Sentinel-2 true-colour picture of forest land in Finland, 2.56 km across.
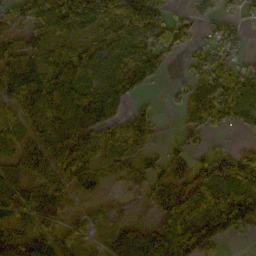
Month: October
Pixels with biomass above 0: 78%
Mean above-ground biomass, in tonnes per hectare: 99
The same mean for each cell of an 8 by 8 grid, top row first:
75 126 132 110 133 59 43 37
119 63 71 106 111 107 68 35
105 106 118 105 82 24 163 143
73 160 180 94 81 20 191 121
74 145 162 122 112 34 33 19
97 136 150 46 86 84 132 230
90 84 24 9 12 158 150 229
159 79 42 45 100 172 165 18
